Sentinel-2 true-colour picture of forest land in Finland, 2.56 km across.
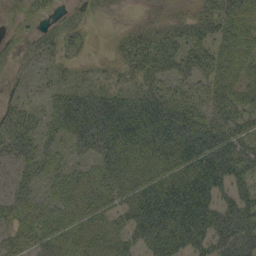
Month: September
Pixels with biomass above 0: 86%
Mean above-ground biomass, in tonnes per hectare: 48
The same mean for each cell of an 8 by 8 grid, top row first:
19 20 19 7 9 24 58 59
11 25 19 17 62 64 62 47
18 20 16 18 41 48 48 41
40 31 83 83 84 73 48 48
48 27 44 69 73 88 78 50
31 34 35 53 52 67 87 49
44 31 48 41 82 104 74 62
35 44 45 45 55 81 62 71
